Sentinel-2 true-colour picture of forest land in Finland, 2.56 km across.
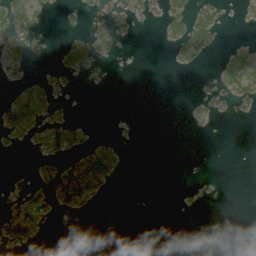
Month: July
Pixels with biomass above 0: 22%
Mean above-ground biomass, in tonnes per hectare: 18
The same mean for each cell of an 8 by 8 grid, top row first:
64 20 12 32 45 70 61 12
30 5 54 8 0 28 41 18
12 17 8 0 0 0 2 82
63 24 0 0 0 0 12 5
9 31 26 17 0 0 0 0
6 17 75 43 0 0 1 0
28 26 20 0 0 0 1 0
31 1 0 0 0 30 27 3
